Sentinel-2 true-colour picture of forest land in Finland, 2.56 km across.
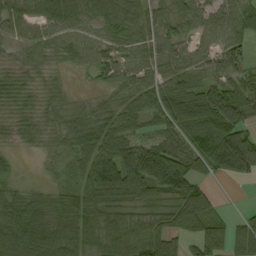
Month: September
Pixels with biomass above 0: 89%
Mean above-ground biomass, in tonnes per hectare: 67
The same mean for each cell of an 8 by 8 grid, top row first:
50 69 60 65 57 67 56 75
37 49 48 45 66 59 43 52
46 36 7 48 65 75 71 57
47 52 47 50 58 98 129 104
29 38 67 82 67 65 101 123
25 16 53 127 160 150 53 69
76 74 73 74 66 88 86 6
83 99 80 86 90 54 100 73
